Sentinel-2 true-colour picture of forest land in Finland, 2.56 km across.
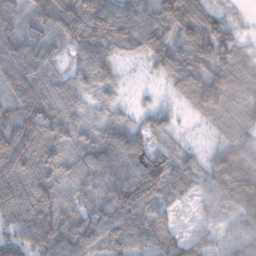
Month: January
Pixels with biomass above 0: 93%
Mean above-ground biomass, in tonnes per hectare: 93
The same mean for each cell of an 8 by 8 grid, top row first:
82 121 172 143 112 166 92 16
120 89 101 87 91 96 144 57
133 85 72 59 10 77 133 114
125 112 58 43 26 23 87 91
185 106 78 108 56 35 24 95
126 92 70 100 131 100 89 149
136 112 81 125 108 41 35 86
102 129 111 105 87 68 58 70
